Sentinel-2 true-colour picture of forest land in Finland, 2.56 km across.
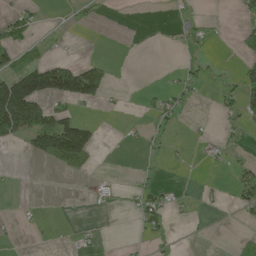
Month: May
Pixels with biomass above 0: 22%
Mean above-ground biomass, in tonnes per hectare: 27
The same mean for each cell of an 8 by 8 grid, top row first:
37 3 15 1 0 5 4 16
45 11 0 0 1 5 8 42
115 159 190 29 0 15 18 45
196 71 19 3 14 26 1 55
28 122 160 1 13 5 11 6
3 0 9 5 6 1 3 46
3 1 0 13 38 15 6 26
4 1 8 0 8 7 3 20
